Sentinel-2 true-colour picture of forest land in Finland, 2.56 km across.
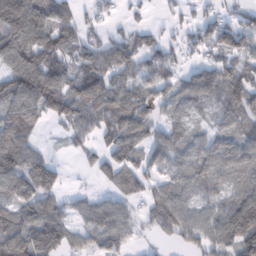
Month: February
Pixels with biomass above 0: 76%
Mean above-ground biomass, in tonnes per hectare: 76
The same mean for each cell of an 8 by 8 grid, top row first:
181 117 37 18 14 20 35 47
125 121 67 69 68 48 65 93
122 123 90 80 62 54 90 92
97 85 88 98 73 46 38 86
117 12 36 76 85 82 75 95
120 101 2 85 72 72 98 87
81 77 44 69 36 94 61 155
106 123 44 65 12 36 82 142
